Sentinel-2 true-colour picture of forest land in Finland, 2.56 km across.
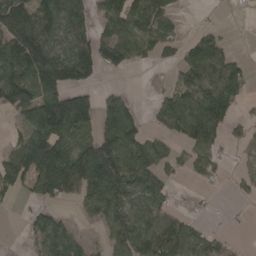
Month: April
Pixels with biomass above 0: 61%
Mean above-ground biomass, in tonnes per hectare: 76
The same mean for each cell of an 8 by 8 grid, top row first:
135 113 92 92 103 32 5 2
133 116 101 99 50 47 106 2
132 127 81 3 1 38 84 92
81 186 162 102 15 103 154 29
49 171 99 147 92 36 70 23
106 163 170 189 93 18 45 17
7 41 30 98 73 22 5 5
3 109 39 60 107 81 46 7
